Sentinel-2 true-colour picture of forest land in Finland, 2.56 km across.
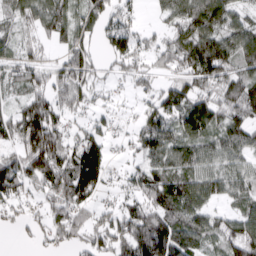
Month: March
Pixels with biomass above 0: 79%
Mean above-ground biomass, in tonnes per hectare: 87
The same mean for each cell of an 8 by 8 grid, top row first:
54 111 72 70 25 89 137 68
49 34 84 75 56 108 136 112
74 77 97 32 50 68 106 122
85 132 52 34 62 103 124 118
76 183 107 37 91 86 79 92
131 132 197 44 84 117 90 80
46 60 89 50 100 115 69 57
8 39 48 106 184 154 66 128
